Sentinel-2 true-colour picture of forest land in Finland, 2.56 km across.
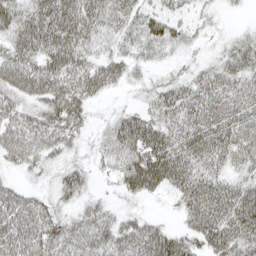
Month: April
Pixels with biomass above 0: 83%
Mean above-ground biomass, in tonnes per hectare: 41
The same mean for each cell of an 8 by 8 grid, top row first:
51 57 59 37 36 29 13 3
50 61 52 24 24 19 7 38
61 62 56 39 12 25 37 42
42 52 42 13 27 46 50 46
51 44 18 42 67 54 58 50
12 15 30 21 85 64 45 31
50 32 29 19 9 20 63 63
60 52 49 50 63 44 47 54
